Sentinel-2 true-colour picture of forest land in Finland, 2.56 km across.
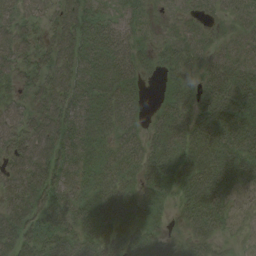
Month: August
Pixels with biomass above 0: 89%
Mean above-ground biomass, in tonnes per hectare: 39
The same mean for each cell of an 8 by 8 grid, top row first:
46 34 65 33 20 13 14 17
59 44 65 53 21 27 17 20
36 55 59 38 17 22 26 36
35 56 51 40 15 34 33 41
46 63 50 27 25 35 44 47
60 69 40 34 27 33 47 46
57 72 40 39 32 21 58 33
65 69 45 37 35 21 39 17
